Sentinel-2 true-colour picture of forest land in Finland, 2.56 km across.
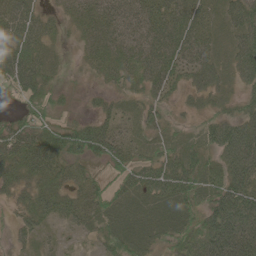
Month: May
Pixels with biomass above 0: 86%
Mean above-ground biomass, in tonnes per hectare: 46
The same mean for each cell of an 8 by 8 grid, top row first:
67 24 44 52 53 63 41 57
67 33 21 49 52 65 49 55
69 41 7 31 48 39 53 43
21 34 8 30 38 20 34 42
55 58 63 56 36 38 42 90
53 53 31 27 51 68 51 66
30 47 45 58 56 71 51 72
20 12 10 52 58 49 55 73
